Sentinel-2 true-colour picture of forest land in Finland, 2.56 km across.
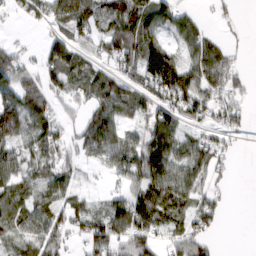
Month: March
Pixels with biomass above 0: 73%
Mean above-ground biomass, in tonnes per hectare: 58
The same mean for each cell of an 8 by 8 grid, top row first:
26 62 84 79 101 64 10 7
27 67 55 64 116 43 71 9
77 51 65 60 89 106 79 31
97 59 28 80 60 75 54 39
69 75 44 82 83 76 51 22
64 62 23 32 94 76 47 0
77 67 40 67 102 68 60 0
57 57 34 85 79 48 37 0
